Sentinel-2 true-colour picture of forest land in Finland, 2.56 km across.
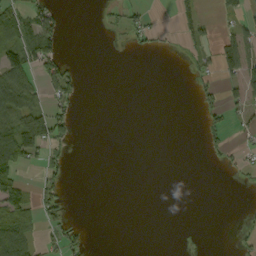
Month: September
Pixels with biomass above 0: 25%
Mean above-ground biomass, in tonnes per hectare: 21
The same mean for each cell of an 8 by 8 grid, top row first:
50 44 0 7 21 27 7 28
83 76 0 1 11 4 26 69
80 41 13 0 0 0 17 53
92 49 7 0 0 0 27 24
85 63 1 0 0 0 14 12
32 25 0 0 0 0 0 12
56 27 0 0 0 0 0 2
88 18 19 0 0 0 0 12
